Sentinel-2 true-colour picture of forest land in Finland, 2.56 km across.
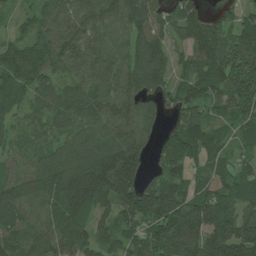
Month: July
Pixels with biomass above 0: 91%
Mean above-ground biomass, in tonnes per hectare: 100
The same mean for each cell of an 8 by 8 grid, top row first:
29 88 111 102 122 90 61 58
77 118 103 88 116 71 140 151
103 83 90 111 106 70 113 146
55 70 81 95 72 61 62 80
51 52 79 107 71 89 78 49
73 116 156 212 76 83 67 66
108 84 129 101 155 177 180 96
121 111 99 77 98 171 184 184
